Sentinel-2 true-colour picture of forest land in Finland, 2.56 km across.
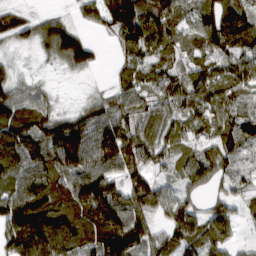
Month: March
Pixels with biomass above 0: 87%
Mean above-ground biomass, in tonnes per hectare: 83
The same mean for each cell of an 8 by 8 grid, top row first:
63 35 31 130 120 82 84 94
26 64 108 26 88 65 86 89
56 12 7 28 71 91 89 80
124 71 53 88 78 76 82 76
164 123 147 141 95 56 62 95
118 126 102 88 68 48 80 54
160 132 89 67 96 90 46 43
123 159 109 117 90 81 76 24
